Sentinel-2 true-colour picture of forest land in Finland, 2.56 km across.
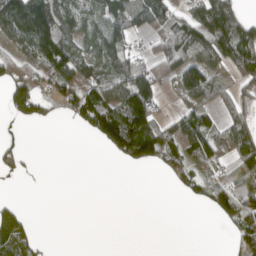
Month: April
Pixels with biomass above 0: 53%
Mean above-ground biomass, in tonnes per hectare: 70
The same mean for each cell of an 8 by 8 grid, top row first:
175 172 107 98 84 84 151 80
55 159 78 126 27 126 119 141
97 80 90 104 146 91 96 56
63 30 113 159 163 40 56 76
21 0 0 107 172 110 108 112
30 1 0 0 0 60 70 94
28 0 0 0 0 0 34 113
99 4 0 0 0 0 0 61
